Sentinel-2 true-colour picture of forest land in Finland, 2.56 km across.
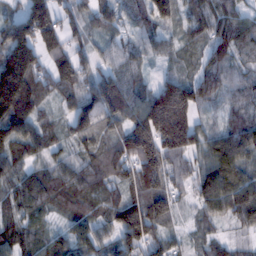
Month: February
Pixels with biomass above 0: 93%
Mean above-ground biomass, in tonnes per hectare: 99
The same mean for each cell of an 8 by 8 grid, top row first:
71 164 73 78 76 64 86 66
192 132 64 44 44 39 77 69
252 98 113 96 37 88 85 43
207 40 121 124 153 297 38 64
112 76 68 91 186 185 93 123
75 96 99 114 173 71 122 117
69 55 75 97 153 65 90 148
81 71 94 75 137 42 56 30
